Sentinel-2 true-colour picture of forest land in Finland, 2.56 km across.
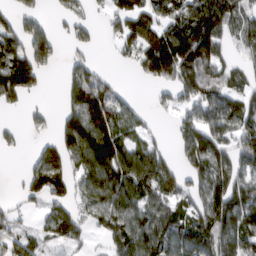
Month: March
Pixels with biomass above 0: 67%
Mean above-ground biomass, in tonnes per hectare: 74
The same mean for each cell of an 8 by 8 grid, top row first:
53 22 36 46 87 85 125 70
93 85 32 13 114 154 134 44
135 11 89 26 32 87 96 44
13 20 124 103 21 43 88 91
18 40 115 128 51 40 101 71
6 132 60 125 110 73 107 79
20 48 44 104 92 71 110 119
73 40 35 61 112 109 131 99
